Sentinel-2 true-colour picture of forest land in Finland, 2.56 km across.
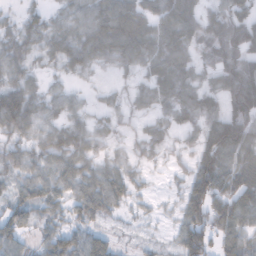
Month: November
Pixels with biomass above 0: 83%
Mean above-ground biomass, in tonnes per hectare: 57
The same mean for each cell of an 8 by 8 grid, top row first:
20 31 43 84 68 105 69 96
54 50 71 69 73 86 72 112
55 24 18 16 35 68 39 129
112 40 28 27 28 56 63 114
41 54 59 29 32 24 97 106
47 58 64 57 17 15 100 73
63 49 49 48 15 20 82 75
59 48 61 38 27 41 70 71
